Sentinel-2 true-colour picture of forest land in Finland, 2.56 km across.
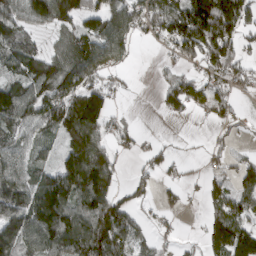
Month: March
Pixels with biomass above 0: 69%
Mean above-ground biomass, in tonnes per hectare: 86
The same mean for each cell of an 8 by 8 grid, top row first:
90 137 115 107 136 173 258 157
110 47 120 111 7 80 179 89
88 140 111 34 0 70 66 65
143 126 176 61 1 47 55 20
89 42 123 56 22 11 18 12
125 81 151 78 37 20 31 63
126 160 99 103 29 24 36 74
133 115 132 129 44 20 56 124
